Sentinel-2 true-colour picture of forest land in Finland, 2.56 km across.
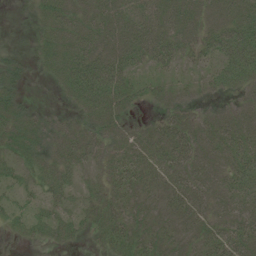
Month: July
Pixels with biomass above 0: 80%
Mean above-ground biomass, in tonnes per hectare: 29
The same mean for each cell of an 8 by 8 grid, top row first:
4 34 36 36 44 36 28 41
13 31 45 32 45 39 30 54
28 12 58 50 17 13 15 39
36 15 24 35 7 26 16 26
34 28 37 31 34 42 24 38
22 35 21 29 35 31 30 40
19 24 20 37 18 26 27 30
5 20 12 37 24 19 26 43
